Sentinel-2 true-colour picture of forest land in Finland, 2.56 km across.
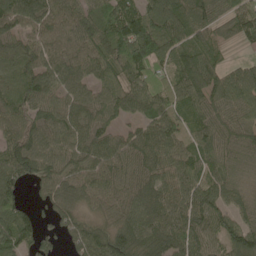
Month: May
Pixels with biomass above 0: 91%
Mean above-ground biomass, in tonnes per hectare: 90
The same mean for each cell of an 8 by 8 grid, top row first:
117 103 91 115 114 118 107 80
85 86 92 122 161 97 80 20
73 87 84 76 77 78 100 94
73 83 92 89 79 78 80 71
93 81 89 78 112 82 83 85
96 80 89 87 104 90 81 63
86 52 58 71 119 101 106 70
103 34 75 102 131 135 86 121
